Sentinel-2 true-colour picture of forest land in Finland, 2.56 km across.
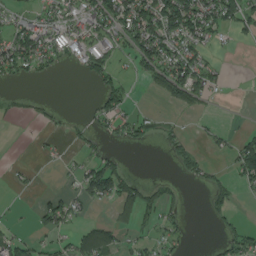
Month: August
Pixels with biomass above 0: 40%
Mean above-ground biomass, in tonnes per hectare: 34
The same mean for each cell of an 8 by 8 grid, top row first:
26 40 48 86 88 132 74 73
87 63 56 47 80 53 28 5
25 10 9 45 19 93 49 0
8 16 4 56 14 12 9 0
1 9 12 15 24 24 16 46
9 0 41 78 7 13 24 49
3 45 22 28 59 26 18 7
38 20 46 38 25 30 4 52
